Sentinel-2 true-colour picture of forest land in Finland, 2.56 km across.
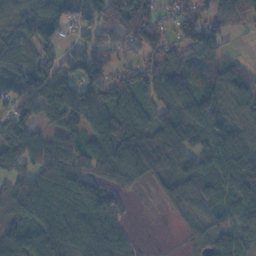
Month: November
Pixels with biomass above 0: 83%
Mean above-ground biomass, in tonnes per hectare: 69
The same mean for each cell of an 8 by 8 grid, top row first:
60 79 51 81 85 60 61 45
60 59 63 56 81 51 70 9
77 85 119 76 77 70 61 69
64 76 112 99 54 84 97 48
96 68 68 114 92 76 78 73
56 93 74 63 65 71 69 97
54 74 80 55 2 36 59 75
85 97 98 78 3 4 54 54
